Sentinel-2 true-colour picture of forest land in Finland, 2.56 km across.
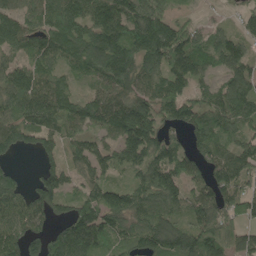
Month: May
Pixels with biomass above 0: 86%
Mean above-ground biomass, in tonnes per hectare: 109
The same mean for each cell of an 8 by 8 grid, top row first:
115 126 133 141 130 51 12 49
99 136 138 143 145 161 85 70
132 119 59 140 126 111 53 125
117 155 121 171 136 114 127 138
110 74 73 81 165 74 106 89
50 97 66 50 96 104 97 123
116 100 100 125 109 85 126 107
116 105 176 99 123 154 126 95
